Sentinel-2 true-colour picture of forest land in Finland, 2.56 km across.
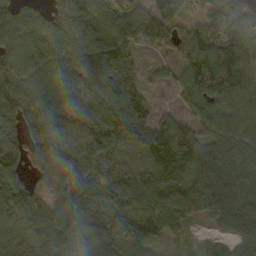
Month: October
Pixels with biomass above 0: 88%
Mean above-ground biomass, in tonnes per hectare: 103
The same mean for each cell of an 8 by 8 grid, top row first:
96 81 169 145 83 43 65 83
92 96 108 107 14 72 129 149
105 97 85 111 46 60 210 127
121 114 106 126 83 52 96 95
81 137 125 124 152 184 94 114
87 93 123 113 114 133 106 118
104 86 118 126 125 108 77 104
80 113 67 147 112 40 22 89
